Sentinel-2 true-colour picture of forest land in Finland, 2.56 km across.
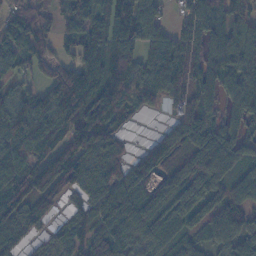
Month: November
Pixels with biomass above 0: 91%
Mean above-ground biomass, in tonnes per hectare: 85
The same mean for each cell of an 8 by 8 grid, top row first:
80 46 94 105 109 33 112 74
84 54 90 118 85 116 103 109
35 63 136 137 73 121 106 117
100 79 119 110 39 60 94 95
83 64 111 75 44 93 135 85
88 134 78 82 85 51 109 67
82 66 62 105 81 83 78 92
69 31 58 91 52 71 52 82
